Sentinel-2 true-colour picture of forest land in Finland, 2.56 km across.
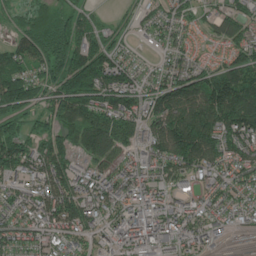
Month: June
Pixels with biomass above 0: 89%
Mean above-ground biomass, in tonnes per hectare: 126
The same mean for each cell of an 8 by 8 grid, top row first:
37 96 94 17 50 71 52 83
97 172 144 89 36 83 25 101
141 104 161 174 90 121 140 182
103 95 195 181 120 161 206 227
123 111 137 170 130 200 180 167
116 180 128 142 158 126 119 107
148 158 154 124 203 145 122 110
100 114 101 112 189 166 137 21
